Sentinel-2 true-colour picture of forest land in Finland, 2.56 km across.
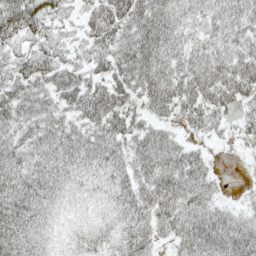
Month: May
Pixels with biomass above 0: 88%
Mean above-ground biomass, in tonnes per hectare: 40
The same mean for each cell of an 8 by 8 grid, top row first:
73 44 23 56 56 40 33 39
36 41 27 48 62 39 35 36
42 41 37 42 57 48 54 53
49 41 44 58 32 35 45 24
39 43 44 47 43 29 13 13
49 42 28 36 42 58 32 2
54 29 10 27 48 56 44 21
52 20 20 26 41 36 57 55
